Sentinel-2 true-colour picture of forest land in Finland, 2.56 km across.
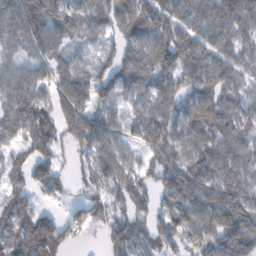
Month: February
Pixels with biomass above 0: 85%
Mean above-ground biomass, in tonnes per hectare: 102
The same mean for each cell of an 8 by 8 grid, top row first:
142 140 101 115 156 100 144 123
73 120 49 63 136 155 107 71
91 72 99 115 138 112 132 68
116 92 114 68 77 114 126 75
58 125 77 95 79 115 118 93
59 103 35 115 61 147 126 100
78 35 54 99 58 116 144 168
98 157 25 80 75 81 100 243
